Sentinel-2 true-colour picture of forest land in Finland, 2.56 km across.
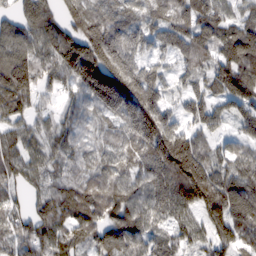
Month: February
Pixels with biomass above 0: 94%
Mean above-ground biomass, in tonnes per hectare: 105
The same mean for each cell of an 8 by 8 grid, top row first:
72 93 132 119 77 107 100 60
115 112 157 190 73 93 111 142
167 67 139 214 151 50 86 160
114 33 59 111 220 74 97 90
81 67 56 68 147 204 64 61
78 67 72 92 82 187 163 100
56 83 115 110 84 109 171 123
78 94 88 101 88 82 83 111
